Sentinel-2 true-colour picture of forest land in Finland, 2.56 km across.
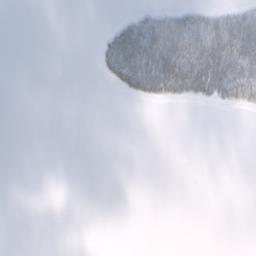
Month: February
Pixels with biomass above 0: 17%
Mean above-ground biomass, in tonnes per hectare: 13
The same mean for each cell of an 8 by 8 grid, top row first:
0 0 0 1 20 31 28 37
0 0 0 41 78 78 78 76
0 0 0 19 67 75 77 83
0 0 0 0 0 0 1 9
0 0 0 0 0 0 0 0
0 0 0 0 0 0 0 0
0 0 0 0 0 0 0 0
0 0 0 0 0 0 0 0
